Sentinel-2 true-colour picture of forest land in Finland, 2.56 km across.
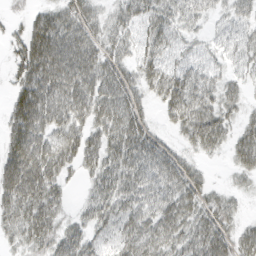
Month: March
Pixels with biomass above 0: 83%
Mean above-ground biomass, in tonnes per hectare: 50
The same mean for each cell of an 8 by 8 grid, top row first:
10 53 55 30 51 49 27 34
28 107 72 40 41 31 20 34
41 98 75 63 45 59 44 25
68 80 58 65 34 57 60 29
76 59 53 56 64 25 50 45
88 69 21 56 61 63 16 23
55 65 19 57 59 62 45 16
31 54 53 42 73 55 71 44
